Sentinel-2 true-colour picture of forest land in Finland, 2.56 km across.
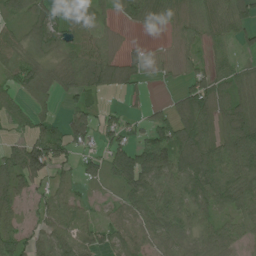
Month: July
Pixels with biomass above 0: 77%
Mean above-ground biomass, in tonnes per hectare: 59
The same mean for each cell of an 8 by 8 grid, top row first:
39 58 46 25 79 46 59 69
48 45 64 19 14 20 35 29
50 52 87 78 21 14 61 57
33 28 57 18 17 65 84 89
42 106 50 56 65 105 90 122
84 64 32 55 121 87 113 82
36 66 46 29 88 80 79 62
62 80 73 57 66 73 74 50
